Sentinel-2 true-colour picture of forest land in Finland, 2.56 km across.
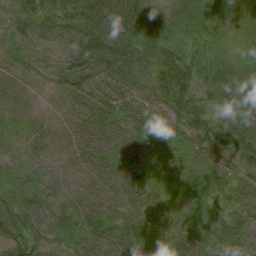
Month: August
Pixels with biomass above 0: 95%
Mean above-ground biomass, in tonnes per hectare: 41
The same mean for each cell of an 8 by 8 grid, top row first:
46 67 74 83 52 31 21 15
18 35 98 109 57 33 20 7
13 22 66 60 41 100 34 24
11 5 33 38 48 64 47 55
15 23 32 38 37 23 40 62
24 33 30 34 29 24 41 30
65 53 49 28 29 15 26 33
83 47 40 60 26 23 46 45
